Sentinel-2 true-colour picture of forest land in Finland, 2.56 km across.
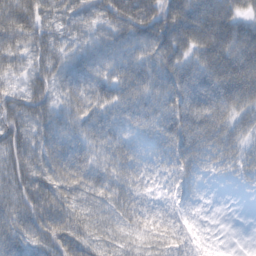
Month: February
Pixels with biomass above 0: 94%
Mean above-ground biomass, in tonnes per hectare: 50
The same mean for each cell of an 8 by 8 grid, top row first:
79 57 51 69 80 72 59 45
62 58 39 51 52 58 56 60
37 55 53 62 59 63 60 69
61 59 56 48 52 65 66 43
65 54 55 45 23 60 54 34
62 63 62 47 27 33 19 21
66 89 49 42 35 23 5 1
75 81 68 38 33 33 12 0
